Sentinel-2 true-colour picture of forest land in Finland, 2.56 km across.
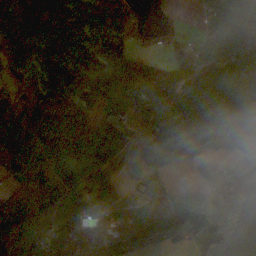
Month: November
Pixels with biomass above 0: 80%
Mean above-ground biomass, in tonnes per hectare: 96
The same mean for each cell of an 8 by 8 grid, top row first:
106 108 104 92 28 12 58 85
127 121 89 71 25 30 69 68
81 163 95 94 63 54 128 106
105 202 114 36 86 116 212 232
120 148 113 71 73 127 197 158
83 85 48 48 42 9 31 102
84 105 93 63 28 123 129 79
134 127 106 146 176 112 104 20
